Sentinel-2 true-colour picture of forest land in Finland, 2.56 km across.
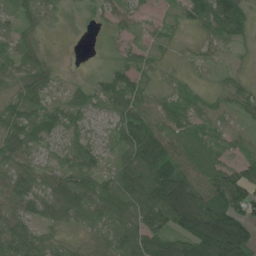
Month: June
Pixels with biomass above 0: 87%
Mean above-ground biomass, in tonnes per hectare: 53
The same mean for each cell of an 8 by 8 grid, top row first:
35 21 10 34 25 20 69 67
48 10 0 11 32 11 17 13
45 44 12 57 31 12 10 24
64 46 45 33 47 40 22 28
69 33 31 21 119 53 42 18
64 41 60 45 102 127 63 61
51 60 75 80 96 168 143 97
78 36 13 60 103 90 173 162
